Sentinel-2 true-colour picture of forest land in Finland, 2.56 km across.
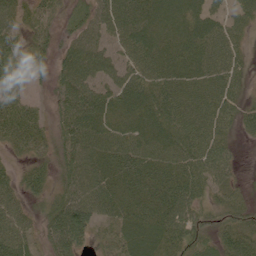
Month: June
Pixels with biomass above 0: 90%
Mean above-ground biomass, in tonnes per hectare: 60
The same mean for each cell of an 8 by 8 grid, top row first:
49 38 32 76 87 88 71 50
46 42 68 52 88 78 81 40
48 32 85 61 73 80 74 39
62 29 85 71 85 81 80 49
44 41 80 76 78 79 85 16
34 45 76 58 64 61 64 17
49 44 77 55 59 72 44 41
73 43 56 38 74 66 42 87
